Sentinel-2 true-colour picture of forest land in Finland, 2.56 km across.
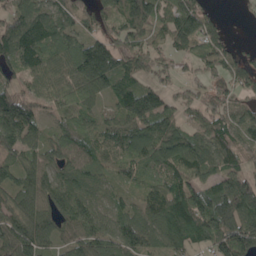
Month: May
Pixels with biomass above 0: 88%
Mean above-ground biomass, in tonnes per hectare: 105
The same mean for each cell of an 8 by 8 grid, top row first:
116 115 100 105 182 136 71 12
160 111 129 133 103 83 120 30
71 108 119 144 69 51 63 104
199 59 89 69 184 84 102 82
114 83 93 87 152 124 101 116
93 75 77 45 73 101 77 107
102 90 118 48 79 129 150 169
161 94 112 114 103 100 105 195
